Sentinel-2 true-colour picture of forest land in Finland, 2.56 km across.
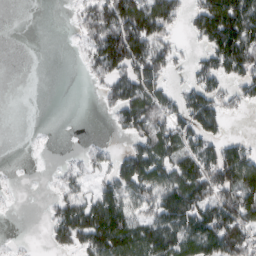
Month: March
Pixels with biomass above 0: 56%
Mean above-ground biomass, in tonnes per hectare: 59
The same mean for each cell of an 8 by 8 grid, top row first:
0 0 29 102 121 52 116 162
0 0 16 139 111 31 64 148
0 0 3 66 101 12 61 60
0 0 0 32 90 63 106 15
0 1 4 12 64 77 69 44
1 4 29 51 115 89 98 121
2 13 93 128 57 129 112 132
3 17 69 130 111 111 120 97
